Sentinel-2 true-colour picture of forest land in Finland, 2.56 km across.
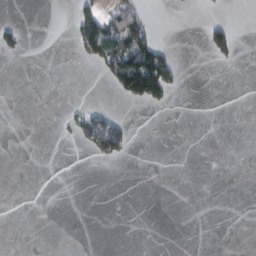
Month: February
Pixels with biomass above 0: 10%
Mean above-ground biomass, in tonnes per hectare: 12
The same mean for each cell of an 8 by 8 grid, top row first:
1 0 48 52 31 0 4 0
28 0 36 66 89 7 42 16
0 0 0 39 143 31 0 0
0 0 25 19 5 1 0 0
0 0 14 67 0 0 0 0
0 0 0 0 0 0 0 0
0 0 0 0 0 0 0 0
0 0 0 0 0 0 0 0
